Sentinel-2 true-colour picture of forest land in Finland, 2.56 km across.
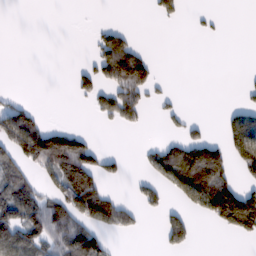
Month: February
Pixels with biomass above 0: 32%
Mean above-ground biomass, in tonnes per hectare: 51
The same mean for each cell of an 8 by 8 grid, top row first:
0 0 0 0 2 29 9 0
0 0 0 135 26 0 0 0
0 0 41 98 103 1 0 4
79 5 0 74 43 22 0 59
105 147 87 0 12 62 102 127
72 51 143 31 26 123 170 43
104 90 118 109 31 27 99 225
124 82 145 22 1 57 0 16
